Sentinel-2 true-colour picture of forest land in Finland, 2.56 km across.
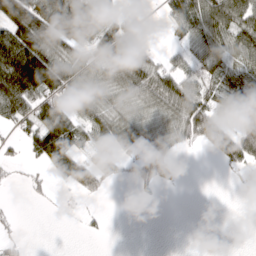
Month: March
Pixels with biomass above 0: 56%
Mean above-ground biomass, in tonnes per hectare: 55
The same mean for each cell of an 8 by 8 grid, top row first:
123 139 136 61 3 82 104 98
144 107 72 99 47 23 76 80
151 128 71 68 89 65 62 72
96 89 73 63 49 74 75 97
18 160 63 78 41 39 48 90
8 28 102 30 45 16 0 15
5 3 7 0 1 0 0 2
16 0 2 1 0 0 0 0
